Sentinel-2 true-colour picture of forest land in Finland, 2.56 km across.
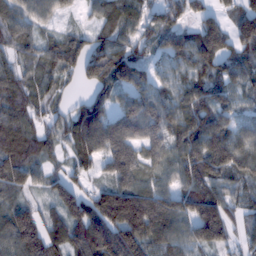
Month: February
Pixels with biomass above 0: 89%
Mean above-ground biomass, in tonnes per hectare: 91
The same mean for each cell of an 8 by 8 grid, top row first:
86 68 23 84 56 68 72 99
65 59 81 81 57 93 142 98
89 63 57 117 86 66 97 86
93 52 59 74 106 94 109 59
89 72 88 117 98 96 139 93
91 60 46 70 76 86 115 78
86 43 109 177 187 131 137 56
140 137 129 167 141 94 127 41
